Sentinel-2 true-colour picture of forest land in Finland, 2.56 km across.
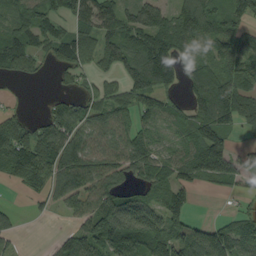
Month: September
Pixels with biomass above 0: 74%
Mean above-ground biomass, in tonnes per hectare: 76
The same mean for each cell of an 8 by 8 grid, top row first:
90 84 95 95 110 99 110 72
92 52 76 82 103 104 59 78
20 7 27 31 136 68 122 100
22 35 60 86 80 54 130 122
120 88 84 72 88 50 162 21
59 79 111 75 68 81 81 58
14 21 54 112 97 85 0 20
18 8 102 120 111 101 114 91
